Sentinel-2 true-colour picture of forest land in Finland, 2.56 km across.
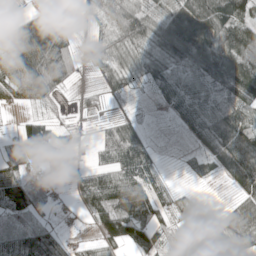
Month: May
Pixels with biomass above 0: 78%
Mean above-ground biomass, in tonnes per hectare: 68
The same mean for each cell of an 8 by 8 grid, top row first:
28 52 9 61 105 112 138 131
139 165 43 68 64 123 121 114
108 129 18 62 43 61 80 111
12 16 24 27 11 35 75 95
54 86 26 81 66 3 60 124
72 59 36 61 67 7 30 81
72 23 25 106 95 46 45 71
66 78 17 77 92 26 124 109
